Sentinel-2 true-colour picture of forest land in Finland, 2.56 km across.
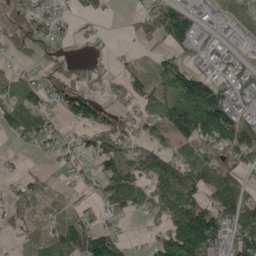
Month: May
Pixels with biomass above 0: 73%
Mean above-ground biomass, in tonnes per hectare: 76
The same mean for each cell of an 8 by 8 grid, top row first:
72 57 41 11 52 127 25 81
50 68 7 10 19 61 34 39
67 45 46 33 72 132 99 76
116 62 98 48 67 192 221 75
23 58 40 86 46 78 114 149
25 24 30 120 80 126 116 69
49 63 39 58 57 125 118 126
36 95 161 97 18 161 163 114
